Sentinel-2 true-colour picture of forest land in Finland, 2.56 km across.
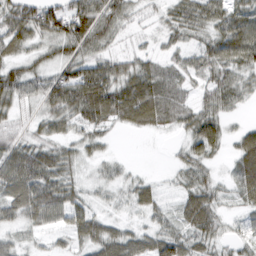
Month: March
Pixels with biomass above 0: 80%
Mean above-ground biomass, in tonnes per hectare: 41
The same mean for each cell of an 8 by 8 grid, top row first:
55 70 81 51 10 32 49 50
37 26 52 23 13 28 42 72
53 46 79 68 62 37 40 34
25 39 67 72 72 50 45 13
37 38 28 9 0 10 73 46
85 72 19 16 10 16 28 48
57 77 44 9 31 28 60 19
21 7 35 56 40 61 39 20
